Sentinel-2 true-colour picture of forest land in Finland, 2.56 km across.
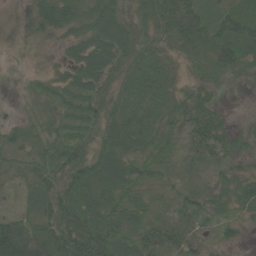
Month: May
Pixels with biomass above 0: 92%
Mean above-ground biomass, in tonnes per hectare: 48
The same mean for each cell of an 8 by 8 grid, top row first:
25 51 50 59 40 101 43 55
19 23 54 79 38 35 51 61
3 34 60 44 49 28 32 15
13 43 59 44 43 48 47 5
39 55 65 54 51 49 69 29
26 59 67 78 55 42 52 27
20 57 83 67 57 56 40 34
61 65 108 96 67 64 30 16
